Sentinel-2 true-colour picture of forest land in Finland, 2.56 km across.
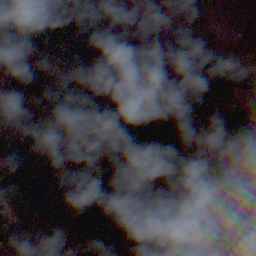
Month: November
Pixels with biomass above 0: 82%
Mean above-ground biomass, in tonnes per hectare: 62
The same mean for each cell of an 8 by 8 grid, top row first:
89 60 66 29 0 23 46 0
91 52 50 89 10 18 68 6
32 57 61 69 16 32 80 56
72 58 53 50 37 30 75 77
92 83 78 76 95 56 92 48
139 87 29 48 94 114 110 36
44 74 52 92 70 50 79 99
60 48 80 112 88 45 53 62
